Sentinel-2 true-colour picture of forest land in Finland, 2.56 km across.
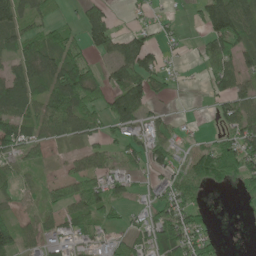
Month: June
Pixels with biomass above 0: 62%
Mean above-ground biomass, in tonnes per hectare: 52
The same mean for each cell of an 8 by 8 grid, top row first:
75 38 30 34 21 12 98 113
67 74 45 71 95 15 55 70
80 74 100 64 82 24 42 59
90 81 96 69 53 9 8 74
87 44 31 38 60 38 28 81
30 13 54 52 28 51 63 55
17 29 63 54 25 83 20 8
66 35 48 28 49 116 45 0
